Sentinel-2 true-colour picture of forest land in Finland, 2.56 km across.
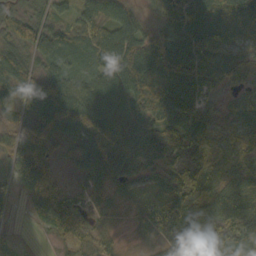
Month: October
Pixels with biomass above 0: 94%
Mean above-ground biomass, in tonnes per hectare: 70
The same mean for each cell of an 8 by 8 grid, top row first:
71 55 51 69 39 97 120 93
72 88 69 82 102 118 100 38
93 78 57 72 111 111 78 50
57 108 90 83 114 118 51 54
77 66 59 85 96 85 45 57
57 70 27 71 55 85 60 66
16 65 29 34 49 77 66 102
10 9 37 23 28 75 94 114
